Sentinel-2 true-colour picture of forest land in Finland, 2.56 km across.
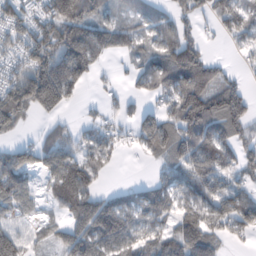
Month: February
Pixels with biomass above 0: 72%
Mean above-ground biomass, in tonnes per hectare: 90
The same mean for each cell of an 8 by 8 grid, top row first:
90 113 156 40 61 70 48 100
76 166 153 71 50 146 34 32
122 244 119 14 65 164 107 35
140 81 10 29 68 125 157 122
37 72 75 61 73 136 136 88
120 86 157 15 4 91 111 55
66 31 131 110 94 83 93 110
91 39 124 149 73 114 124 34
